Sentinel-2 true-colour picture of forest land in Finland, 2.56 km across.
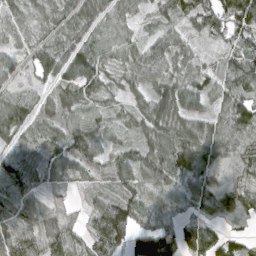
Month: April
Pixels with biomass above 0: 88%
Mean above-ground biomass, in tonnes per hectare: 61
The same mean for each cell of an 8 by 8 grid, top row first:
40 45 73 61 19 47 69 112
28 56 79 60 50 51 13 60
31 40 77 31 54 67 52 71
85 33 55 28 62 70 56 89
47 66 94 38 61 107 108 36
90 40 43 73 52 85 46 32
60 66 27 103 70 36 48 52
67 97 54 107 120 102 89 39
